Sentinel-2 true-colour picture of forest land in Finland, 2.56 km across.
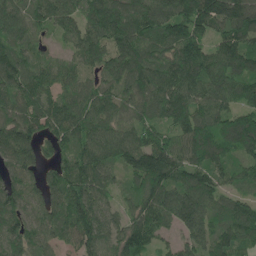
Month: May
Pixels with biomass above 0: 94%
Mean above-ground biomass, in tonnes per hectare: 119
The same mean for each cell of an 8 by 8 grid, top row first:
119 107 110 159 139 148 171 179
103 36 111 131 115 131 96 136
115 97 82 90 131 137 148 124
101 130 123 95 85 129 120 119
139 86 104 120 143 111 154 142
105 85 141 76 179 124 130 69
122 120 160 74 134 158 128 103
146 90 123 97 112 61 120 128
